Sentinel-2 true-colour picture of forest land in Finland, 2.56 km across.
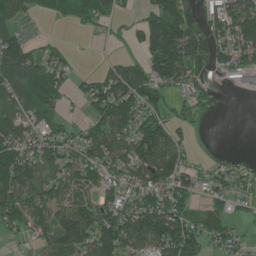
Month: June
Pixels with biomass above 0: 70%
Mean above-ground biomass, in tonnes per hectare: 69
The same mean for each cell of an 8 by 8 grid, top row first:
67 31 54 45 39 140 67 114
88 29 3 10 59 141 94 116
96 73 28 89 100 77 53 44
87 63 20 123 94 40 36 0
93 77 72 83 124 65 1 0
124 74 84 56 79 92 42 55
89 75 98 75 89 91 51 21
19 53 101 107 85 132 61 34
